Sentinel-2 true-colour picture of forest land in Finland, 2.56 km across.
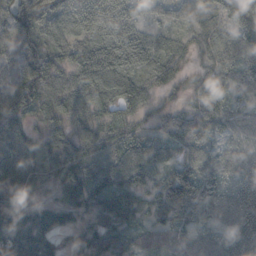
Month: October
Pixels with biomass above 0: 89%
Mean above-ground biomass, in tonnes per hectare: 64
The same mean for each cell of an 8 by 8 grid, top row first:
68 73 51 50 26 30 32 63
66 66 55 90 68 38 33 62
72 113 82 92 48 36 53 61
90 61 63 58 38 39 71 54
80 49 68 48 67 51 52 44
89 52 86 87 91 114 75 58
68 60 69 74 53 114 78 75
78 47 41 61 53 74 47 61
